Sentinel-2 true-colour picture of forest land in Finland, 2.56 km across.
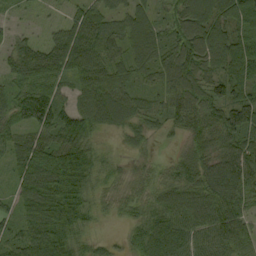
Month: September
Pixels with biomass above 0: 93%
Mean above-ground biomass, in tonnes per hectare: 72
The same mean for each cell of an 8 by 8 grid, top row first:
15 16 61 54 61 63 105 110
44 62 98 78 93 80 110 95
59 81 69 92 46 88 74 95
85 118 78 99 68 74 73 115
64 84 85 13 28 18 67 85
49 120 112 32 33 56 74 88
44 116 79 29 50 91 95 70
65 117 55 17 81 86 73 81
